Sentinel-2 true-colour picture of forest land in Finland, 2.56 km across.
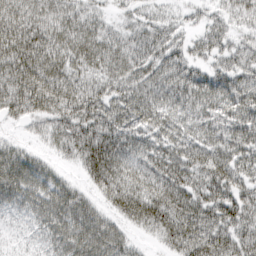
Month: March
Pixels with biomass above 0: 91%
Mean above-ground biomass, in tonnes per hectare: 69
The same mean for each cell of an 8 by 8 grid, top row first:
83 68 59 27 37 23 32 42
111 90 71 71 82 56 51 51
98 105 67 77 67 73 60 70
63 84 98 83 74 60 57 81
27 32 96 111 77 73 74 84
73 54 30 99 86 94 83 71
46 71 75 52 97 95 85 87
21 48 74 70 20 74 94 76
